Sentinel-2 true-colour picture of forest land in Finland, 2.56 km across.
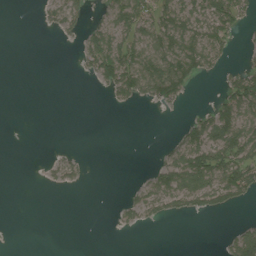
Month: July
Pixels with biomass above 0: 35%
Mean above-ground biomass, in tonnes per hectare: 28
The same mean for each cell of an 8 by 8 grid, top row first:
0 19 29 45 66 68 68 43
0 0 23 70 59 74 71 8
0 0 2 58 75 90 11 56
0 0 0 2 1 4 36 87
0 1 1 0 0 31 93 94
0 8 18 0 11 82 85 86
0 0 0 4 46 34 43 18
0 0 0 0 0 0 0 56
